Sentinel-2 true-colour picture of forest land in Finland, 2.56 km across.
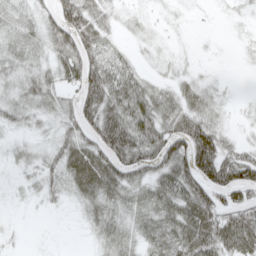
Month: April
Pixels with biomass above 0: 74%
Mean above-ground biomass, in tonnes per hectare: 40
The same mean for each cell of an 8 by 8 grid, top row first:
36 37 76 25 11 7 1 8
38 36 68 27 8 6 2 6
33 39 64 61 30 25 15 1
39 30 63 70 68 52 50 8
16 21 50 83 71 71 101 27
9 28 60 60 45 88 91 78
3 8 16 39 43 63 81 76
3 1 2 35 34 57 77 79
